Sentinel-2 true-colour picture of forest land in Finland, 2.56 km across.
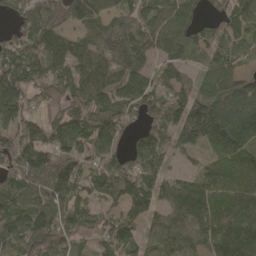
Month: April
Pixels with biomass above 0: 89%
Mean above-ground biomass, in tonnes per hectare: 129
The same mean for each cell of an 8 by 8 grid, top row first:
87 185 142 121 110 157 43 99
135 153 116 184 126 106 70 73
147 113 135 137 117 127 115 120
127 62 108 146 97 130 242 193
127 103 129 115 110 97 127 134
150 175 142 176 139 83 122 135
138 132 105 73 104 167 164 160
164 151 71 120 92 206 149 161
